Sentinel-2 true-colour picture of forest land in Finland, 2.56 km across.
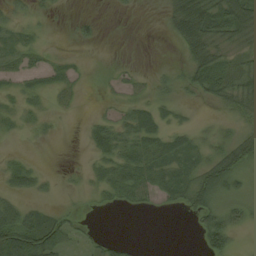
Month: August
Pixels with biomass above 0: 55%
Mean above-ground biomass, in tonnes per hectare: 23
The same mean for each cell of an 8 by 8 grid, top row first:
19 8 6 2 0 64 83 70
28 9 4 0 0 17 65 25
20 16 10 10 11 15 52 43
14 12 4 12 25 10 2 30
1 3 2 35 38 22 19 38
29 6 6 34 35 29 44 28
38 15 5 10 14 13 48 27
84 68 10 11 0 0 37 7
